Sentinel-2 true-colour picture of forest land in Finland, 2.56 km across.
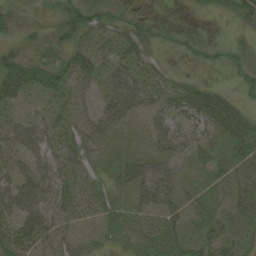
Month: August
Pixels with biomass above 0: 69%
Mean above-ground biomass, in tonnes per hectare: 29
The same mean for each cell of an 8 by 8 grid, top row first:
17 8 30 20 6 0 6 24
22 19 28 30 31 14 11 14
52 41 34 37 31 22 8 14
22 26 25 41 30 40 44 25
40 39 38 29 26 47 27 29
45 51 32 24 47 37 26 20
56 52 28 28 41 37 28 22
45 40 25 21 27 38 36 23
